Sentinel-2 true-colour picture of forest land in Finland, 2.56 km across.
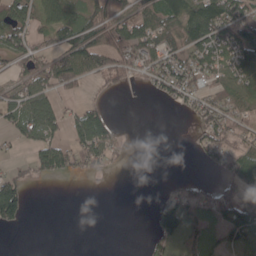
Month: May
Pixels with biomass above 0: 53%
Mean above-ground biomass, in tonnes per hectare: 53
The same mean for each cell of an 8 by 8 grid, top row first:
79 73 97 81 86 102 166 110
67 59 135 99 101 76 101 103
53 77 59 35 34 106 60 78
73 93 57 19 0 12 85 55
27 69 68 50 0 0 59 52
49 44 30 5 0 3 5 66
107 0 0 0 0 78 42 77
0 0 0 0 8 51 54 47
